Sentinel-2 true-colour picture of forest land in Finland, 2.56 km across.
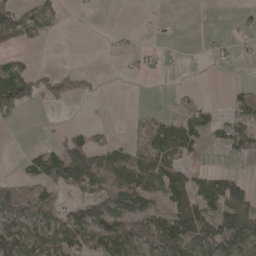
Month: April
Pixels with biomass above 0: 44%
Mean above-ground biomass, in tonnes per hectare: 44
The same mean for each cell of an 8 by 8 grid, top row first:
80 56 0 0 1 0 0 7
23 5 0 2 4 1 5 7
76 40 22 0 2 0 1 3
51 2 0 1 4 15 34 37
0 12 47 43 23 68 24 61
14 62 107 100 111 65 42 30
89 47 53 99 73 73 68 141
110 79 121 137 91 121 86 132
